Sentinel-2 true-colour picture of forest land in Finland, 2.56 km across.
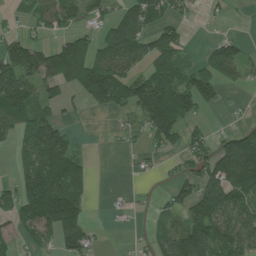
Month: July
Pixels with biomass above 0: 58%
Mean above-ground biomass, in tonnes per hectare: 69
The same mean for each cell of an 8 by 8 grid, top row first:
15 67 51 51 133 44 10 2
109 67 103 117 86 86 29 41
123 85 130 145 95 91 101 35
123 42 12 46 115 170 19 4
41 136 13 4 28 37 48 100
45 124 65 0 9 38 105 123
80 170 83 6 6 52 157 85
34 39 118 1 13 91 133 87
